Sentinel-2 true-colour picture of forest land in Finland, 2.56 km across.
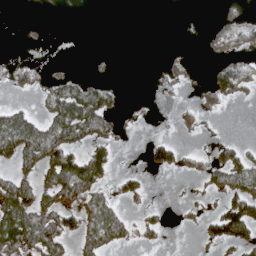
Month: April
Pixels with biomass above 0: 33%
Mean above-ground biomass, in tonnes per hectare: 30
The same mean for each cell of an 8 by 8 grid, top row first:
0 0 0 0 0 0 1 12
0 1 0 0 0 1 7 25
21 21 26 7 0 14 17 65
39 39 85 35 3 9 12 0
85 86 45 34 12 26 8 23
52 63 101 26 17 5 32 72
113 69 66 48 13 4 15 90
116 90 42 49 17 0 30 63
